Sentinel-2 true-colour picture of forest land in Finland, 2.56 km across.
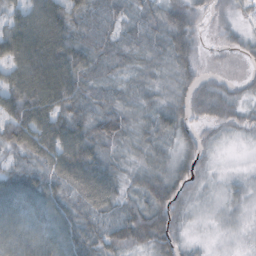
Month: October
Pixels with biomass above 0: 91%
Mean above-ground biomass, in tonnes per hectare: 53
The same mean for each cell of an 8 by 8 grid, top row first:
58 101 52 39 36 53 22 21
99 109 67 46 40 57 7 21
88 114 70 36 29 35 23 16
86 95 57 56 33 49 48 30
69 93 92 42 39 36 20 6
64 72 98 58 47 53 16 11
92 73 61 60 61 54 12 22
75 77 74 71 64 44 7 9
